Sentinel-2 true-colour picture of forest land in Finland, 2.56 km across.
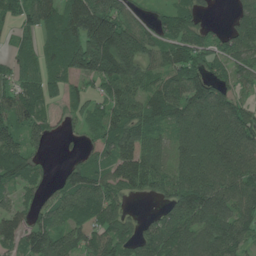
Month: June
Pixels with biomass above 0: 83%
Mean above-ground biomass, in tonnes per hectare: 92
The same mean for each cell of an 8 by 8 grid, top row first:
63 96 148 135 33 89 25 67
35 71 168 237 108 86 70 84
58 70 70 135 87 83 95 55
92 44 46 80 98 109 137 92
100 42 21 95 90 63 134 137
112 31 105 87 123 77 133 145
61 67 98 84 8 97 144 113
79 119 79 97 82 127 137 110
